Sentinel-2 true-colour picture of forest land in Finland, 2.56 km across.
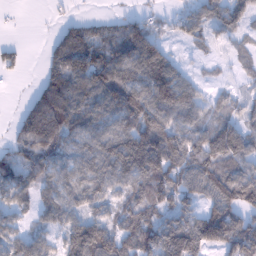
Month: January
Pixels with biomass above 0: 78%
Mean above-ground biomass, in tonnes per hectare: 88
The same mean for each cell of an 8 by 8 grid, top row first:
2 3 17 21 38 42 101 84
22 32 127 92 143 19 47 31
6 76 121 125 132 118 13 22
24 199 101 85 169 128 59 48
76 147 66 115 189 126 116 113
97 71 70 99 147 100 121 107
58 64 73 58 102 76 77 102
72 63 161 118 121 185 147 150
